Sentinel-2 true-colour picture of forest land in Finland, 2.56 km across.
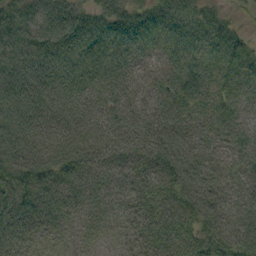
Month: September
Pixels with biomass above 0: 96%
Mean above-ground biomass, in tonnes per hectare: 55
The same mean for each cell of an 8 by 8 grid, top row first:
71 83 61 68 55 66 54 21
92 87 66 47 27 34 46 51
97 76 46 40 28 47 46 42
90 65 52 46 44 50 49 42
83 68 59 48 55 64 37 47
96 77 59 40 51 73 63 46
91 62 35 25 47 64 70 56
54 21 13 10 40 57 69 69
